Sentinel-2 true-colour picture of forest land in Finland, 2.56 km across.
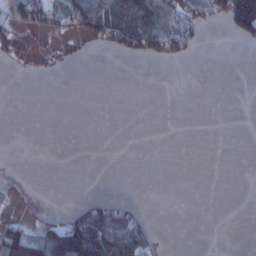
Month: January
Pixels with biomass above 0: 22%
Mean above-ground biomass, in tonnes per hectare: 25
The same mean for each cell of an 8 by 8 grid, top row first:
21 67 70 97 116 68 42 195
18 16 13 28 77 55 3 8
1 5 0 0 0 0 0 0
0 0 0 0 0 0 0 0
0 0 0 0 0 0 0 0
5 0 0 0 0 0 0 0
11 6 36 85 10 0 0 0
111 104 169 95 61 0 0 0
